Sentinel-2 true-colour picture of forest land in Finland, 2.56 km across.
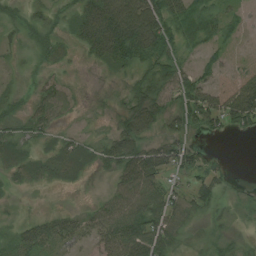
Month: August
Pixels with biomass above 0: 73%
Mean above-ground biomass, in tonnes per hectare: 38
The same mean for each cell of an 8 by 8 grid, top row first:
21 20 52 109 107 60 42 19
14 31 26 96 91 45 24 6
7 18 9 19 38 53 30 39
28 45 12 24 77 53 73 85
54 24 33 49 50 54 11 0
29 28 21 26 78 26 42 2
7 7 15 45 61 52 24 13
34 41 25 54 73 41 21 18
